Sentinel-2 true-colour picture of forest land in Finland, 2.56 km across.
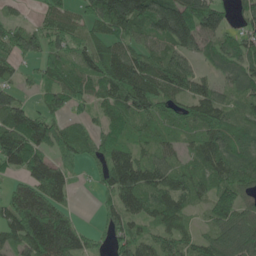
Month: June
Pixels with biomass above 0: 83%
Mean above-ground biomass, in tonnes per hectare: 78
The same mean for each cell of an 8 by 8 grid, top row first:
22 47 53 149 120 171 159 38
67 70 54 82 59 98 60 62
33 58 81 122 122 106 44 58
94 70 30 83 98 64 100 49
112 101 71 75 49 44 80 65
42 120 17 103 105 74 79 76
116 116 9 58 80 83 49 70
92 174 74 52 71 76 62 82
